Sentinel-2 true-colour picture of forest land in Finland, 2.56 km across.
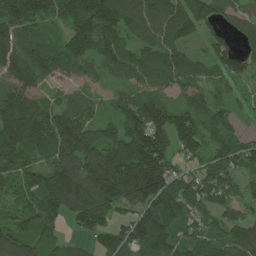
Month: June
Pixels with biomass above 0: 92%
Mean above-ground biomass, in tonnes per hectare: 134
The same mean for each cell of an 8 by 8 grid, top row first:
176 134 174 179 156 169 117 81
147 106 162 151 107 125 62 68
132 94 58 50 101 116 72 81
211 172 121 70 154 122 121 56
218 192 193 151 221 153 97 97
126 146 193 213 265 137 117 89
79 188 195 146 164 176 104 90
136 133 46 124 160 127 126 135
